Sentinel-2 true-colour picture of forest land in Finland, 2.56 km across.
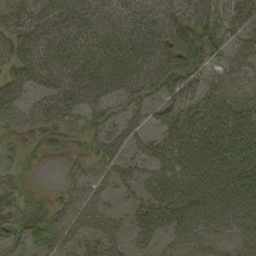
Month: September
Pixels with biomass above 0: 81%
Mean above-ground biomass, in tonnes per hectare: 51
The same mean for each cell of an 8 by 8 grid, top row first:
39 62 69 57 56 53 41 57
53 73 84 94 74 72 54 51
49 60 82 86 66 59 39 34
48 63 46 35 37 50 60 57
14 30 15 57 40 71 68 76
14 2 24 42 43 83 77 70
31 28 32 18 45 66 69 66
37 45 27 42 34 42 49 38
